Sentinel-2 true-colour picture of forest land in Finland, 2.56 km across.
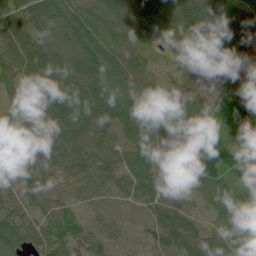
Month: June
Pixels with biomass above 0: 95%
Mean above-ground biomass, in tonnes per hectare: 87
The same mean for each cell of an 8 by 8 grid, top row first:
83 112 112 98 120 118 116 83
103 126 122 101 62 58 101 95
68 113 109 104 70 37 47 70
77 111 108 108 85 68 77 112
99 104 93 88 112 89 128 67
82 78 66 66 98 68 113 80
62 53 28 30 55 93 56 98
98 117 70 60 44 97 86 104
